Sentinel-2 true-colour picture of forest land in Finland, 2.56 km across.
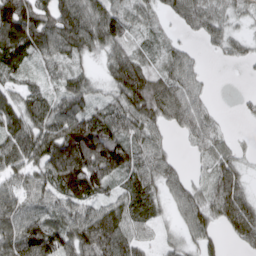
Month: March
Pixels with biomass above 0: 84%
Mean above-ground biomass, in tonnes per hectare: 72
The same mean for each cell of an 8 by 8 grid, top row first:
157 102 116 93 24 44 66 21
97 85 100 66 22 30 18 27
50 32 52 70 104 68 13 2
89 104 86 70 112 89 38 10
108 123 159 121 70 14 53 13
71 98 153 86 75 48 39 53
83 63 72 81 71 44 75 94
107 124 116 157 46 31 53 42
